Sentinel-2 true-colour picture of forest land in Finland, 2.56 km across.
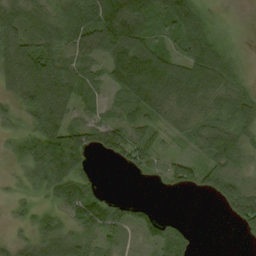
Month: September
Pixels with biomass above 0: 79%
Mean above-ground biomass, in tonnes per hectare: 56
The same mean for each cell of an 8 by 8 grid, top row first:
61 57 83 115 88 100 31 1
75 70 63 93 94 41 89 9
67 106 68 55 127 92 98 36
44 108 38 30 58 62 57 62
36 113 76 57 51 19 72 57
19 83 67 0 14 44 61 46
20 34 84 62 33 0 1 81
26 68 65 42 32 60 0 7
